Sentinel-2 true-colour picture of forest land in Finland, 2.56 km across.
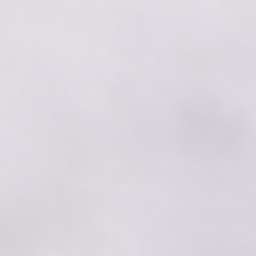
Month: January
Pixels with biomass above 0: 23%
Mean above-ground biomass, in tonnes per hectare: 29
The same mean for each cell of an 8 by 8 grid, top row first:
1 1 0 1 5 2 0 2
9 21 2 0 1 42 30 6
0 4 0 23 6 14 69 0
1 3 2 78 46 42 140 35
0 15 26 30 57 56 99 75
0 66 65 97 20 0 2 1
69 170 62 3 0 0 1 0
104 176 73 0 0 2 2 0
